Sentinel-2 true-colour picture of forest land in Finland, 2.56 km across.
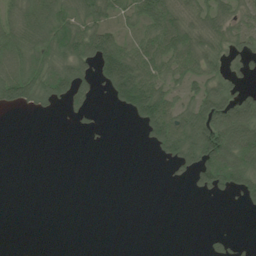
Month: June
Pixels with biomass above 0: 48%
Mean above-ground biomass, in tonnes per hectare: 48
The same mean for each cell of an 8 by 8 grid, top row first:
63 115 73 53 81 77 68 44
80 78 105 98 74 96 61 31
105 96 84 117 112 49 61 21
21 15 37 10 126 71 105 107
0 0 1 1 19 119 165 141
0 0 0 0 0 18 96 126
0 0 0 0 0 0 0 11
0 0 0 0 0 0 14 9
